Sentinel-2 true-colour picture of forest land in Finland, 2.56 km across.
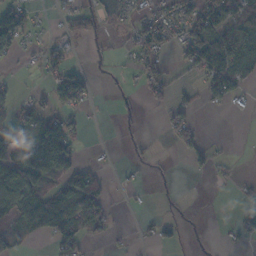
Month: November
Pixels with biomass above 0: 42%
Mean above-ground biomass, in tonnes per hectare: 35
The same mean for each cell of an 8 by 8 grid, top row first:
61 10 47 18 39 49 55 64
50 33 4 7 52 32 119 101
6 29 42 5 43 11 77 70
29 43 33 5 9 43 9 8
73 144 17 2 8 32 20 0
103 89 51 7 6 3 19 4
86 91 79 13 3 3 1 13
38 34 59 10 9 17 2 19
